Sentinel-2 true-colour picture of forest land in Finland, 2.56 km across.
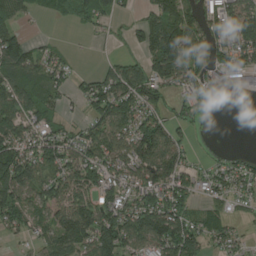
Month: August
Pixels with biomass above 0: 70%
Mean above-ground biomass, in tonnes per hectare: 69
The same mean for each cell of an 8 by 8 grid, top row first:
67 31 54 45 39 140 67 114
88 29 3 10 59 141 94 116
96 73 28 89 100 77 53 44
87 63 20 123 94 40 36 0
93 77 72 83 124 65 1 0
124 74 84 56 79 92 42 55
89 75 98 75 89 91 51 21
19 53 101 107 85 132 61 34
